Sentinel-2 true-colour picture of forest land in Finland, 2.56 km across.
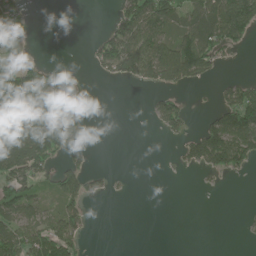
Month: June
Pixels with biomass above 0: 42%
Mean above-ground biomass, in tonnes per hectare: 55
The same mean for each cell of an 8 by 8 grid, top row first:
45 0 0 23 109 85 105 153
30 0 0 104 108 126 114 29
137 93 22 29 64 96 29 29
163 126 37 0 3 75 19 130
163 157 32 0 0 20 161 144
112 45 85 12 0 2 24 22
102 36 51 0 0 0 0 2
90 117 47 0 0 0 0 2
